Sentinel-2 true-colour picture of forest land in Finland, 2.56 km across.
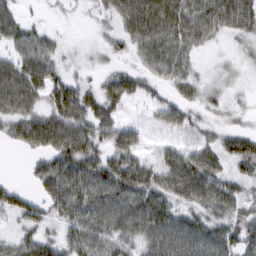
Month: March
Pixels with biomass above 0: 85%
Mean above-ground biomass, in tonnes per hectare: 51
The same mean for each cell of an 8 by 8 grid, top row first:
36 8 8 39 88 79 71 69
47 48 16 26 59 66 21 19
82 66 29 41 36 46 22 15
66 60 70 46 11 46 26 19
34 70 83 51 25 28 40 58
2 71 78 82 72 85 82 41
53 51 75 86 84 51 60 47
36 44 62 60 60 75 71 60
